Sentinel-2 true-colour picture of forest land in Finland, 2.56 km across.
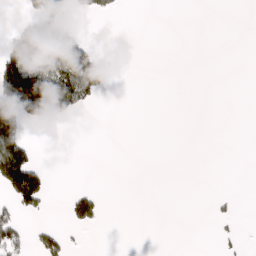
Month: March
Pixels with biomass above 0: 16%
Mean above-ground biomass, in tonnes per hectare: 29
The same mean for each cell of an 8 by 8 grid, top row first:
12 131 18 10 0 0 0 0
94 162 84 2 0 0 0 0
174 95 106 28 0 0 0 0
155 124 35 0 0 0 0 0
123 0 0 0 0 0 0 0
187 33 0 0 0 0 0 0
56 12 52 0 0 0 4 3
56 52 4 0 0 0 0 16
